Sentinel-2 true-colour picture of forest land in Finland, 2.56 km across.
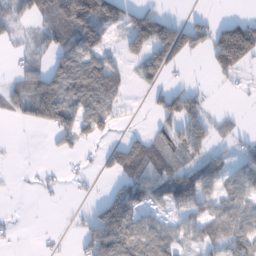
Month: January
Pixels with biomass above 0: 56%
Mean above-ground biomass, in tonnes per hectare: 58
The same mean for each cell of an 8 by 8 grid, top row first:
43 63 159 130 94 19 19 27
14 50 91 31 107 137 75 195
31 91 139 88 49 13 8 23
41 113 97 60 5 87 24 9
2 9 47 35 69 26 19 37
3 12 14 39 110 99 81 62
1 2 5 126 77 63 56 77
9 4 33 141 114 62 56 90
